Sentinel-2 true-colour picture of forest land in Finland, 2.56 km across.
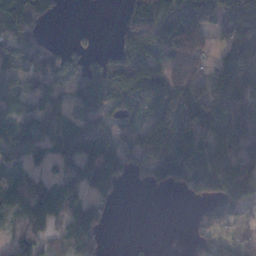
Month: November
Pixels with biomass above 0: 73%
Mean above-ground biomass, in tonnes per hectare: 85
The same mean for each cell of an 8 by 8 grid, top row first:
135 46 0 1 154 119 173 185
93 49 24 30 129 135 52 184
54 88 86 119 146 110 116 180
77 77 59 68 80 144 146 116
81 53 83 107 174 179 116 103
55 36 86 104 55 86 112 112
92 123 77 17 0 0 52 60
62 53 100 2 3 0 45 28
